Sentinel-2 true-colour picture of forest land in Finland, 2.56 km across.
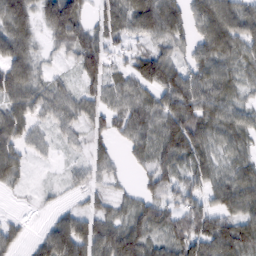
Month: February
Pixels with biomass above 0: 85%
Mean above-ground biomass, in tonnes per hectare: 58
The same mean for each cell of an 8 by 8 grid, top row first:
80 76 67 59 88 69 91 90
86 21 75 44 39 46 76 70
79 32 36 45 78 83 66 43
61 46 48 54 76 102 72 54
56 21 22 36 58 90 61 50
38 4 25 34 39 58 56 67
3 11 27 39 67 47 55 69
34 59 101 92 87 80 91 92
